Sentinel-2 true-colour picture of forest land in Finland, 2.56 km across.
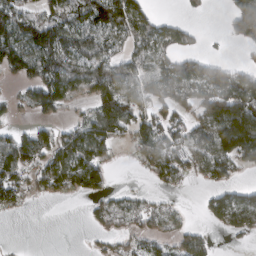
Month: March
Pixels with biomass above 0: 60%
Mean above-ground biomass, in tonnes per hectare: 70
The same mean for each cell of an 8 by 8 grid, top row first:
133 67 89 144 96 13 10 156
148 162 112 48 78 75 9 31
41 95 71 91 68 108 120 102
19 55 15 137 68 73 109 183
80 66 107 68 83 72 99 177
87 76 97 34 20 68 61 32
31 0 2 79 58 23 33 104
1 0 1 41 53 48 39 17
